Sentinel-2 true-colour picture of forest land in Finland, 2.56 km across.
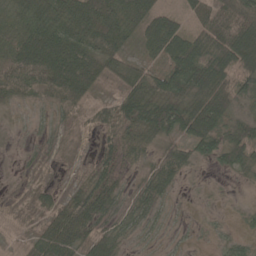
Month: May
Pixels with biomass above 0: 75%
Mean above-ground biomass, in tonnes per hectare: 41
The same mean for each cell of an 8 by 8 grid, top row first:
46 50 62 50 67 32 56 99
73 81 62 50 28 60 84 130
64 73 83 26 51 57 82 64
7 15 17 38 75 73 93 34
3 9 2 21 37 38 63 65
5 2 6 30 22 40 3 14
3 29 56 32 33 6 3 6
4 61 52 40 10 9 5 18
